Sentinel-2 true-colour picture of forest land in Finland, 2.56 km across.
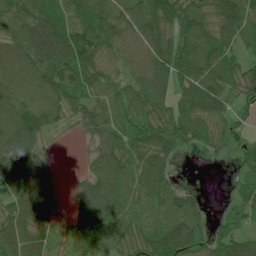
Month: July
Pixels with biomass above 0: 87%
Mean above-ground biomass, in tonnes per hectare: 72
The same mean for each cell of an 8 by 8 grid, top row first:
95 91 71 88 98 97 82 79
105 129 108 88 98 81 92 48
113 101 78 57 85 70 85 78
109 77 62 65 77 61 71 23
139 30 12 73 80 68 41 21
100 54 23 104 68 20 0 30
94 74 50 95 54 63 13 36
102 52 60 66 76 107 65 57
